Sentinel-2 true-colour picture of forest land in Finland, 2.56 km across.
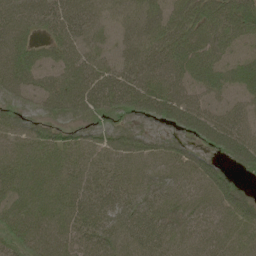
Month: June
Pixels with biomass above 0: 95%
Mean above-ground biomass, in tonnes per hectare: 50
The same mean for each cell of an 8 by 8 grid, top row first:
65 57 58 38 52 46 58 69
65 34 48 30 53 60 51 29
61 40 65 58 57 54 52 48
39 38 52 50 53 66 53 44
48 47 41 54 50 42 46 79
48 43 46 43 46 55 72 30
40 48 52 54 53 44 49 62
47 48 47 53 58 47 46 50
